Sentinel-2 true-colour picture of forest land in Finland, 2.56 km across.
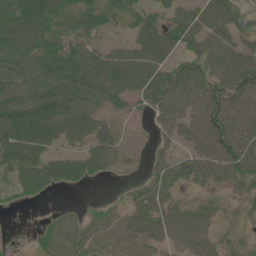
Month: June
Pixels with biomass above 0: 76%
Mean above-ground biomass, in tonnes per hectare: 63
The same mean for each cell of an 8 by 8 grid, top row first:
110 104 78 54 57 60 92 65
78 72 55 35 85 62 74 63
87 128 99 88 87 78 80 94
136 128 90 34 22 66 99 78
103 66 45 47 3 36 81 96
55 67 48 14 21 55 57 66
8 3 15 29 74 55 45 27
1 52 67 61 56 53 52 29
